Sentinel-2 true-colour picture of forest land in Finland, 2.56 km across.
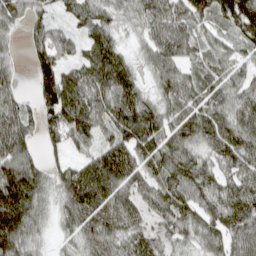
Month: April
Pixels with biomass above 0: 89%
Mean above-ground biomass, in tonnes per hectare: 90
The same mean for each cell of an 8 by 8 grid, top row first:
82 58 94 70 89 105 91 165
18 158 61 104 53 110 59 59
38 132 92 138 44 88 83 62
88 110 125 99 112 74 93 84
125 65 56 104 91 107 82 112
169 71 130 147 80 103 87 92
169 40 111 86 53 99 77 114
116 20 62 81 80 54 70 84
